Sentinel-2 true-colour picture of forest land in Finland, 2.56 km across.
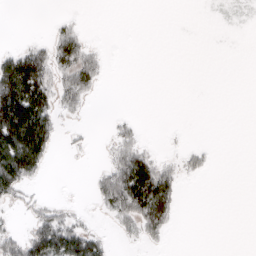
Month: March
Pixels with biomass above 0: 30%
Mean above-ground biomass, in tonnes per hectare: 30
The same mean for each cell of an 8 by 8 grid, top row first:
0 2 4 0 0 0 0 0
20 42 64 1 0 0 0 0
162 67 76 2 0 0 0 0
161 88 23 3 0 0 0 0
152 81 7 20 19 2 5 0
117 11 0 69 129 38 10 0
13 27 6 49 117 44 0 0
45 108 97 14 29 1 0 0
